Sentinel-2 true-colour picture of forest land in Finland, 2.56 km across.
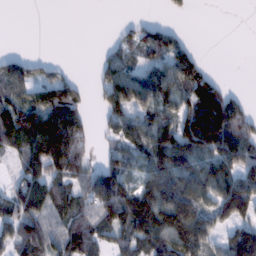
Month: February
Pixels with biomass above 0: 66%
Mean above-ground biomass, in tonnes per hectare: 86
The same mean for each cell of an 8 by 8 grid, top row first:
0 0 0 0 5 11 0 0
1 0 0 31 78 71 0 0
112 71 27 117 100 109 86 0
90 148 75 110 91 84 230 87
80 212 102 55 124 177 169 143
45 125 87 144 72 127 114 110
99 85 86 184 175 158 91 121
92 86 116 68 115 161 97 132
